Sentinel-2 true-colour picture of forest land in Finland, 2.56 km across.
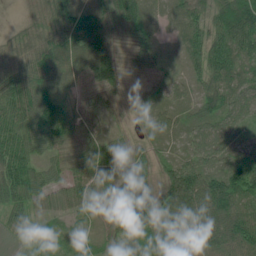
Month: June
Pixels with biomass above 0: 95%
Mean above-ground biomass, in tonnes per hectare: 62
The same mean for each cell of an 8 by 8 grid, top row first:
12 91 108 84 63 39 46 130
55 76 83 71 72 21 75 83
67 66 42 62 35 31 57 55
74 107 44 31 26 45 58 53
78 68 49 53 33 26 70 30
89 54 70 68 71 101 86 78
47 38 53 76 85 102 89 94
13 29 26 46 56 95 81 87
